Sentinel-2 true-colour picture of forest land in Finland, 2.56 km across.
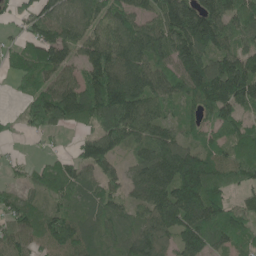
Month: June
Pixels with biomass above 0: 85%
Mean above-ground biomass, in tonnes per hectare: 95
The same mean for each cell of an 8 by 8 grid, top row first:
43 79 83 81 70 167 163 117
45 148 72 115 131 135 130 89
40 77 89 172 127 95 175 192
21 150 120 159 112 51 90 90
5 11 51 94 75 106 72 94
14 51 61 56 99 165 170 90
80 57 61 67 80 177 165 62
87 74 97 63 115 88 100 67
